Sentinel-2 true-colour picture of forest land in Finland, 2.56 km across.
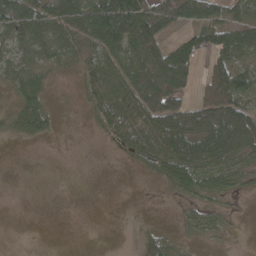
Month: April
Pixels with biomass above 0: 58%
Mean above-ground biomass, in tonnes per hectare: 39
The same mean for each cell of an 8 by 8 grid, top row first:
62 55 59 124 89 78 70 38
33 34 30 66 76 70 67 68
34 18 21 56 79 132 76 66
42 33 4 48 80 109 96 81
5 5 0 15 60 73 68 68
0 0 0 0 5 48 46 28
0 0 0 0 0 4 18 1
0 0 0 0 22 14 10 0
